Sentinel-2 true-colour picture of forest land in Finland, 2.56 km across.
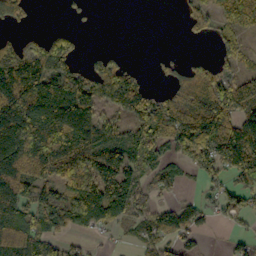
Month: October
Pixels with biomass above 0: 67%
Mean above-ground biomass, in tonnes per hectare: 114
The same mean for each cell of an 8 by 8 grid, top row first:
65 0 17 0 0 5 68 163
103 156 37 14 0 3 6 60
275 209 153 200 40 55 152 91
257 241 262 88 146 169 209 146
261 248 215 128 145 98 191 175
210 135 249 158 84 50 56 115
149 148 170 166 71 59 50 51
195 107 35 17 63 63 9 38
